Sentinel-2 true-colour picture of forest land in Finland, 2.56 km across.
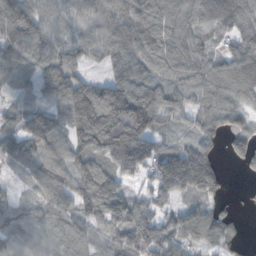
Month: October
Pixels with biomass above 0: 88%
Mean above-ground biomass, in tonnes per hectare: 81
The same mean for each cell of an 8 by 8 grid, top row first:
112 76 72 103 92 83 78 77
82 77 78 89 94 77 50 59
37 81 75 88 89 57 77 96
42 64 130 184 170 63 70 70
98 92 91 154 147 47 49 74
21 102 97 93 60 148 100 15
57 63 67 132 81 57 58 11
62 59 50 77 133 86 57 34
